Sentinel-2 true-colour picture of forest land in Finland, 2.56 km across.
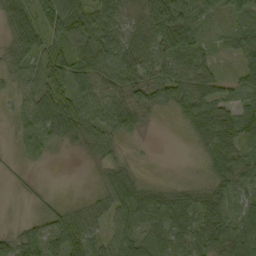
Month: September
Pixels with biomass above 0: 86%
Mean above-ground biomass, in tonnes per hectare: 49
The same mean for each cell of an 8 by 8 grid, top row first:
73 81 79 52 61 96 34 43
59 63 59 68 56 81 23 60
33 81 76 60 54 63 51 52
24 75 79 71 39 38 70 66
15 39 32 35 6 1 54 62
8 1 1 42 12 3 28 56
0 21 29 60 61 69 59 46
49 57 72 42 44 60 58 75
